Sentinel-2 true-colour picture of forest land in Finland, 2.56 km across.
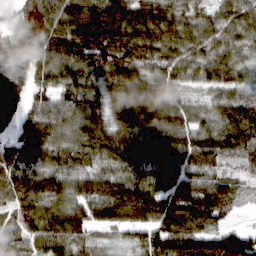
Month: March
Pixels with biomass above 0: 95%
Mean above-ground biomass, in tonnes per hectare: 99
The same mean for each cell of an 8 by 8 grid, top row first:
42 137 154 159 126 99 66 90
82 115 151 136 109 86 74 73
83 86 107 106 90 72 74 76
67 93 89 90 123 93 65 122
88 103 97 109 129 108 112 121
119 107 96 102 96 92 86 47
87 99 99 139 128 118 127 29
76 101 84 33 70 152 127 143
